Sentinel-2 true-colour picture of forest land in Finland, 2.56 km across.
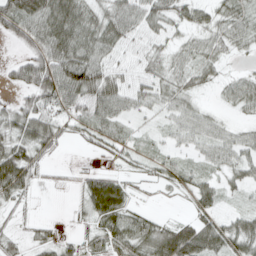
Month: April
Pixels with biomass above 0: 76%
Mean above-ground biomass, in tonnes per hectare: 42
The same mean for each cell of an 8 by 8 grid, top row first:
86 81 67 61 54 39 34 42
21 78 76 46 31 32 45 28
39 90 94 57 36 46 26 36
54 60 46 53 25 43 23 23
58 38 12 37 19 23 43 45
79 6 14 30 18 41 30 35
18 0 18 79 14 2 36 18
23 24 24 50 64 92 80 61
